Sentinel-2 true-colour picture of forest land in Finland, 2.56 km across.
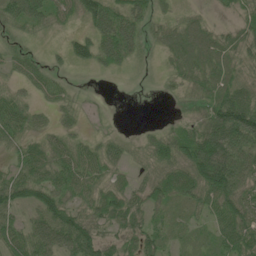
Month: June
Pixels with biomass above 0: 79%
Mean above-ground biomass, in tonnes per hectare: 45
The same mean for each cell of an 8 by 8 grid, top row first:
52 46 44 75 46 17 12 27
27 7 38 73 28 48 61 53
22 31 4 3 5 24 53 49
54 19 21 3 0 6 55 108
41 43 33 28 20 60 113 98
49 58 64 33 22 66 117 85
50 75 41 67 43 25 44 67
59 68 76 36 56 20 23 70
